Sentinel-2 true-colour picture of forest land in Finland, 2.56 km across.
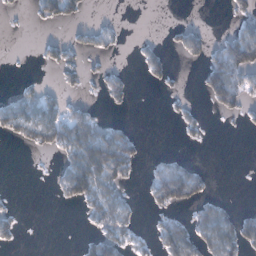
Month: January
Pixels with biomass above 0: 32%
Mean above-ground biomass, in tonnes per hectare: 29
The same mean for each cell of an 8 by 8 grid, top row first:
7 39 21 3 0 0 0 31
0 20 23 19 16 19 40 113
6 4 19 32 12 9 62 65
70 58 35 7 0 12 9 32
20 50 93 97 12 2 5 0
0 4 96 71 10 78 18 0
10 0 25 63 9 38 47 14
20 0 13 54 12 72 55 63
